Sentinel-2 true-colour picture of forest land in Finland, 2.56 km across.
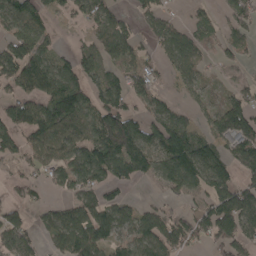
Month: April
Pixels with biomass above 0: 68%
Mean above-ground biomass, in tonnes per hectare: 78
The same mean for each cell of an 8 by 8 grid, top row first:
105 47 48 64 50 25 33 72
105 59 37 69 37 87 29 49
105 115 93 74 71 34 23 37
94 136 113 149 64 51 47 110
83 115 92 138 114 151 86 110
35 48 87 80 57 108 120 72
57 41 89 83 47 28 97 162
88 45 112 71 102 97 65 94
